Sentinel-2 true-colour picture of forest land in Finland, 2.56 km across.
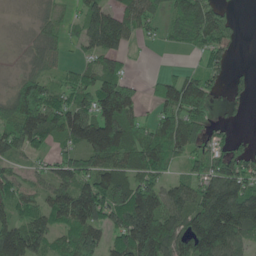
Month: June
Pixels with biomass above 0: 78%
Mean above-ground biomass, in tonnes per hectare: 92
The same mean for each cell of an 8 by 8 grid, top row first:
3 32 58 100 107 78 125 10
6 59 43 110 12 38 99 12
41 70 68 110 20 82 66 24
137 139 124 190 37 119 66 19
98 82 112 179 135 110 60 26
51 58 122 144 103 46 98 133
83 92 163 141 166 97 152 158
170 96 142 71 208 118 182 79
